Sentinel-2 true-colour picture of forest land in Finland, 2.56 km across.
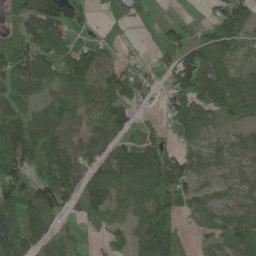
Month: May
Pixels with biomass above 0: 78%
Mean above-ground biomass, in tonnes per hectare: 76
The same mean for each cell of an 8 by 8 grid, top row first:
65 118 53 50 28 13 27 101
138 131 72 22 7 88 106 44
111 73 112 100 45 80 91 55
99 76 58 86 12 65 67 82
187 134 56 69 98 48 58 50
112 114 81 110 128 90 39 58
107 90 52 56 83 82 63 71
120 48 32 47 87 65 42 113
